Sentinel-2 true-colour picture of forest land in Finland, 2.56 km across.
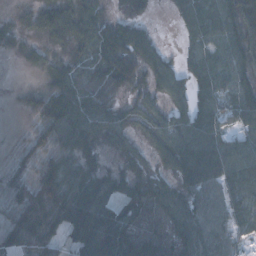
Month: January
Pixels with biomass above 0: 86%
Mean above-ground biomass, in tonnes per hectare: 53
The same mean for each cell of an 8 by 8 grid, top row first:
19 55 74 25 18 23 64 53
21 31 43 73 61 9 42 53
2 36 61 67 39 51 56 54
8 98 85 47 35 37 56 59
12 69 71 26 26 69 67 32
40 106 84 49 41 49 71 51
58 130 123 68 54 54 51 41
59 81 77 124 45 38 55 28
